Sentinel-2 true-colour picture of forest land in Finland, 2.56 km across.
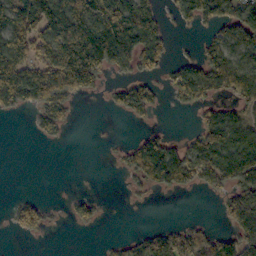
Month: October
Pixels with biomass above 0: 50%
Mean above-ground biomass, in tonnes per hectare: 68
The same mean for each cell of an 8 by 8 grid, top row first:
98 156 141 166 91 41 92 118
105 117 226 194 122 13 50 79
149 148 164 27 57 66 103 83
42 93 7 24 56 6 46 56
0 9 0 4 78 39 105 96
0 0 0 2 83 119 97 116
47 33 47 1 5 0 0 142
11 7 0 14 59 98 109 123
